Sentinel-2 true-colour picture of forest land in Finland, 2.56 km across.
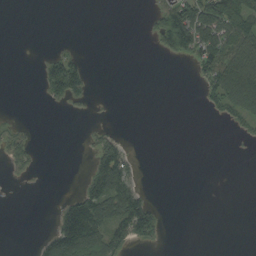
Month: September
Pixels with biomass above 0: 26%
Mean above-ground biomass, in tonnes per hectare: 27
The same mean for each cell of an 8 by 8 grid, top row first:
0 0 0 0 4 101 119 102
0 4 5 0 0 76 85 87
0 54 56 0 0 0 49 117
2 1 3 1 0 0 12 60
33 0 2 56 0 0 0 4
8 0 7 109 6 0 0 0
0 0 104 91 84 0 0 0
0 39 129 64 35 0 0 0
